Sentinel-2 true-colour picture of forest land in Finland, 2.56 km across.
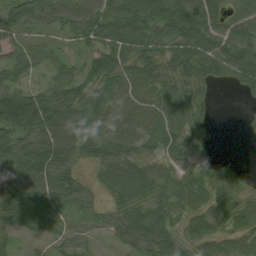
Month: August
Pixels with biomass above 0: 86%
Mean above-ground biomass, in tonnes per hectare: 57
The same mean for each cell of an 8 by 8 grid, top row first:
56 63 71 77 101 107 78 51
50 40 32 70 67 74 85 82
56 38 64 59 54 60 49 54
135 97 75 42 36 61 29 5
70 82 75 58 47 50 28 2
63 73 35 60 60 51 49 29
75 79 35 37 65 56 55 56
22 27 31 19 72 58 59 50
